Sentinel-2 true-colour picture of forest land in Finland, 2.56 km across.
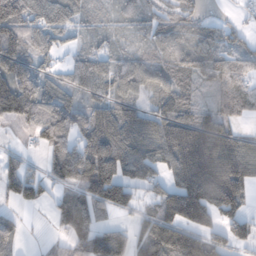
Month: November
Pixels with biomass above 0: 79%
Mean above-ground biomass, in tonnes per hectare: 104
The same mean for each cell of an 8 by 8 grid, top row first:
175 145 67 44 57 91 31 21
131 79 45 47 41 59 71 71
164 84 104 107 111 86 68 87
149 110 99 130 90 107 55 64
15 76 127 196 124 198 206 91
135 73 106 195 119 135 250 192
43 33 124 110 49 174 195 97
62 13 104 145 97 182 124 91
